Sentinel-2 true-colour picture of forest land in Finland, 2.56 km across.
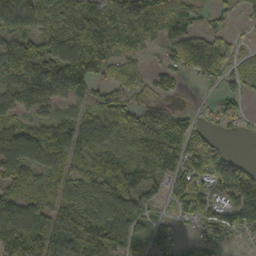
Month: October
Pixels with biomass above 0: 80%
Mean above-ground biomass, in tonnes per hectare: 87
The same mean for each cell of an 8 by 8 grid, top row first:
119 84 98 129 134 95 39 28
103 93 115 84 31 81 109 22
99 143 157 44 44 46 43 44
86 58 66 103 70 40 25 38
142 156 120 102 121 107 66 1
97 96 89 127 85 77 100 96
136 90 141 144 65 51 82 152
132 98 110 120 68 68 61 17
